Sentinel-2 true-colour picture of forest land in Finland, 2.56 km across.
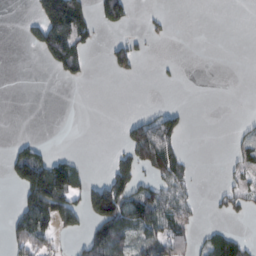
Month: February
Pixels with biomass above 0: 30%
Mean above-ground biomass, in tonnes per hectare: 37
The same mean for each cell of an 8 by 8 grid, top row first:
1 145 99 63 7 2 0 0
0 94 68 43 13 0 0 0
0 2 24 9 5 3 0 0
0 0 0 0 14 32 0 0
25 11 0 3 104 48 0 25
71 147 43 69 41 61 0 29
37 118 56 160 108 68 5 31
70 55 30 116 58 74 46 40
